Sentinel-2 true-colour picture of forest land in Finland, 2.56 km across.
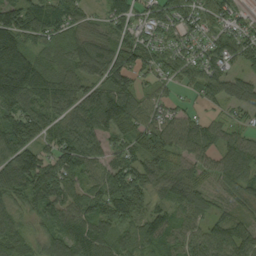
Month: September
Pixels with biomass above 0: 91%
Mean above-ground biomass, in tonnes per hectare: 93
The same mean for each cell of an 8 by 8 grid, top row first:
89 132 75 77 61 85 72 59
155 73 86 81 87 71 74 107
194 118 83 63 35 48 73 75
130 97 126 160 84 55 30 49
141 77 127 62 100 90 76 88
171 158 98 108 103 87 56 101
85 113 102 154 81 87 70 60
109 90 126 91 93 78 75 99
